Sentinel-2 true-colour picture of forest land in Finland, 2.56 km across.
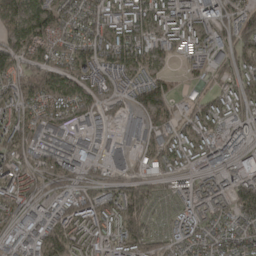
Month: April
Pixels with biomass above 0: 88%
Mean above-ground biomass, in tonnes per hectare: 99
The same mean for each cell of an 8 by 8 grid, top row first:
127 130 80 97 115 123 105 108
132 116 102 129 110 68 103 129
117 119 95 78 118 34 57 99
86 101 100 51 142 80 133 72
133 91 63 54 83 109 107 127
110 73 81 64 79 66 79 124
76 79 146 134 145 47 80 127
67 144 114 89 145 65 92 91
